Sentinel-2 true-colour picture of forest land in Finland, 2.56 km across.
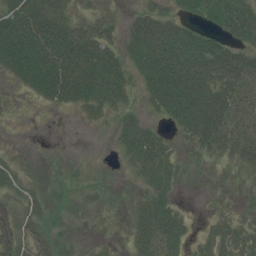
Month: July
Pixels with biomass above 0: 62%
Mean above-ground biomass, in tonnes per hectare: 27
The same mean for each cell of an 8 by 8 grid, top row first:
49 53 20 18 30 23 27 49
60 71 47 26 62 63 41 30
20 50 53 38 38 74 57 48
0 5 17 20 15 46 69 36
0 0 0 9 38 11 35 40
15 1 4 1 21 17 0 7
11 12 6 2 25 17 2 8
37 19 7 4 28 28 24 34
